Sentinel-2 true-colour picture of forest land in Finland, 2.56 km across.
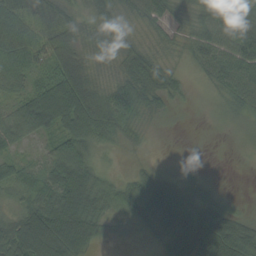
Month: September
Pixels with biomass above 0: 85%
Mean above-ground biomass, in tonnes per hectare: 54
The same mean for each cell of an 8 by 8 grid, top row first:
71 54 28 49 54 32 58 65
73 66 58 38 43 26 65 78
49 55 93 40 77 31 27 64
53 123 111 82 37 7 6 26
35 28 96 25 12 0 0 2
54 67 101 22 40 28 10 0
27 87 103 45 85 102 58 9
112 149 109 11 13 52 121 92
